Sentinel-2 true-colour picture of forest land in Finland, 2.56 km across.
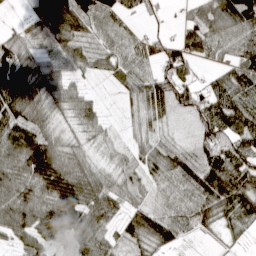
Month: April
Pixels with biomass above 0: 86%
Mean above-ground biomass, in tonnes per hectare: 72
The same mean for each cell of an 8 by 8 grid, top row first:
6 93 95 78 26 9 103 145
73 54 60 61 62 71 61 69
139 79 30 27 82 93 31 104
101 64 71 4 71 55 94 106
126 99 46 32 47 32 73 80
97 122 91 54 48 77 111 106
105 102 107 69 61 61 88 90
53 78 76 57 91 64 12 17
